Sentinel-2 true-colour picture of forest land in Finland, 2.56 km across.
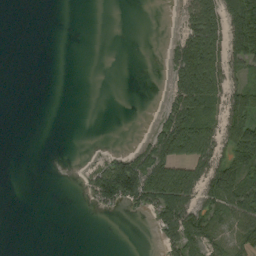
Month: September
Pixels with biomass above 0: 37%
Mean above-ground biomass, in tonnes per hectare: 36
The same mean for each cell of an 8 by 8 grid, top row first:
0 0 0 0 0 11 103 110
0 0 0 0 0 47 109 90
0 0 0 0 0 57 117 26
0 0 0 0 0 78 58 77
0 0 0 1 34 114 81 110
0 0 10 153 147 109 83 74
0 0 1 32 47 107 59 74
0 0 0 0 0 68 44 50
